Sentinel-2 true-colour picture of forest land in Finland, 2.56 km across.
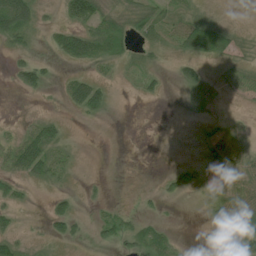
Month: June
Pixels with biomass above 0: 43%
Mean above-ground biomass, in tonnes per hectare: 21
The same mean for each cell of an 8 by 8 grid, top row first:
96 5 67 27 34 29 19 0
21 12 62 45 18 26 97 22
22 18 28 11 17 14 22 18
0 4 23 7 0 0 8 4
27 57 3 0 0 0 18 32
28 31 3 0 0 26 14 36
18 17 7 11 5 1 11 54
28 15 11 21 44 15 0 32
